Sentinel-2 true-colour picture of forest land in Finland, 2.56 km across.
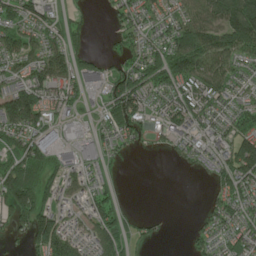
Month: June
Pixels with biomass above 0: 71%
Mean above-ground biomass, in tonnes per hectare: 67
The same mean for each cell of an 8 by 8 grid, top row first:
79 63 21 28 53 63 106 169
74 80 33 15 60 118 132 116
61 115 69 64 82 98 114 45
159 64 32 73 71 101 73 53
60 82 81 36 27 52 57 110
114 64 66 21 0 3 32 113
120 74 49 60 0 0 34 59
28 144 70 90 22 1 44 78
